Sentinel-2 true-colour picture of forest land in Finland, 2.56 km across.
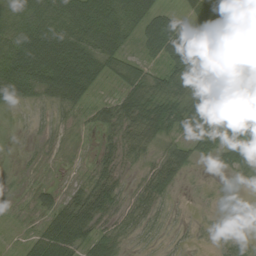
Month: August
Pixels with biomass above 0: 75%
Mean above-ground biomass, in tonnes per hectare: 41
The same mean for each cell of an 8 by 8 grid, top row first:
46 50 62 50 67 32 56 99
73 81 62 50 28 60 84 130
64 73 83 26 51 57 82 64
7 15 17 38 75 73 93 34
3 9 2 21 37 38 63 65
5 2 6 30 22 40 3 14
3 29 56 32 33 6 3 6
4 61 52 40 10 9 5 18
